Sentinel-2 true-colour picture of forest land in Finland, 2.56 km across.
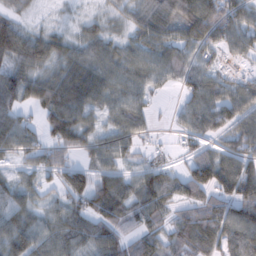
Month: February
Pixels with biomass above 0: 84%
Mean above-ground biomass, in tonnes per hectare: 67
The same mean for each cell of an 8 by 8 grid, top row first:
36 5 14 25 72 89 108 79
104 70 58 52 68 80 56 58
85 80 107 79 68 53 74 37
67 106 94 59 51 25 100 75
80 62 70 69 26 13 39 64
31 47 66 73 65 47 109 113
78 45 63 94 76 53 72 84
88 76 74 81 60 61 81 78
